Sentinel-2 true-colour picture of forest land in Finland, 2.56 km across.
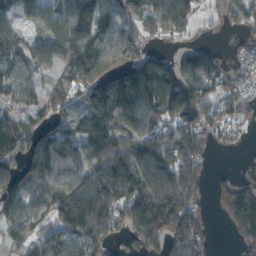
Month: November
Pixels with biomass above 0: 78%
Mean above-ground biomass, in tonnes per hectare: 114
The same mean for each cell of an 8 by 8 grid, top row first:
89 92 148 119 149 160 16 88
122 105 184 125 73 38 52 28
137 79 124 131 190 152 132 63
92 103 60 168 160 140 95 74
164 150 118 164 166 155 74 18
110 120 103 161 178 196 54 17
94 112 165 142 193 237 36 149
71 106 121 58 138 105 54 60
